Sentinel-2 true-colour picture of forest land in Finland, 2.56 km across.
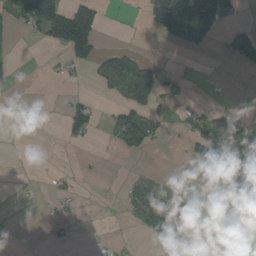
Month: August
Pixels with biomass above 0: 28%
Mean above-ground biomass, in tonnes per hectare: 32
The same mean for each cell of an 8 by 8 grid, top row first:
51 122 120 1 30 143 96 16
7 34 99 17 3 23 18 57
1 4 5 53 60 12 1 0
0 0 52 19 42 12 30 22
0 0 11 12 65 1 131 126
1 7 6 0 9 8 131 141
4 14 5 0 55 22 56 58
4 7 1 7 3 18 1 5
